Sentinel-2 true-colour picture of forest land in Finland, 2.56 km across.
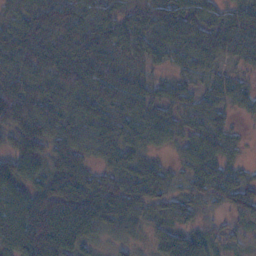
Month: November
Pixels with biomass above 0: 92%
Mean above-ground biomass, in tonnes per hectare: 56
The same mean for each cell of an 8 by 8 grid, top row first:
46 79 68 55 64 79 51 52
77 74 85 60 62 63 56 55
72 67 78 67 42 33 34 31
88 62 57 61 50 34 50 21
51 55 53 60 47 25 49 18
73 49 57 55 75 27 68 40
87 66 105 90 55 42 23 64
87 100 67 24 16 55 38 26
